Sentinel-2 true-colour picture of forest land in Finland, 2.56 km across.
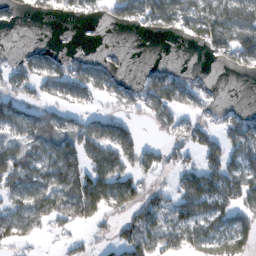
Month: February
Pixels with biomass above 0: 61%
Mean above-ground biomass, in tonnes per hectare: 61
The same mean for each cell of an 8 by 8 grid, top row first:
20 26 33 37 85 96 100 94
9 18 6 5 0 1 50 109
72 69 80 51 44 62 16 7
87 61 43 37 54 72 35 32
88 79 101 113 39 47 72 101
81 66 99 114 48 46 114 103
61 82 96 60 79 77 87 76
55 9 25 39 88 69 89 93
